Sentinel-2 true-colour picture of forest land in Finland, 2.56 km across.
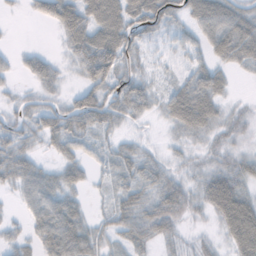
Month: November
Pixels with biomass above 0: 80%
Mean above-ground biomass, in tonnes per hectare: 39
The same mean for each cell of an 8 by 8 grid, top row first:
4 36 67 84 81 36 86 55
9 7 66 96 31 28 30 58
14 39 25 62 34 17 33 5
32 42 68 51 28 41 47 14
42 27 35 23 14 12 17 16
52 35 31 24 39 24 36 50
10 67 34 31 49 54 39 95
21 63 71 25 41 25 16 81
